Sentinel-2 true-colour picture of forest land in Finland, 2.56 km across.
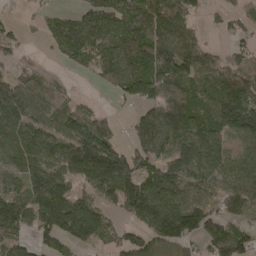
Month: April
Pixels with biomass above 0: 76%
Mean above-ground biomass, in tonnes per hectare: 87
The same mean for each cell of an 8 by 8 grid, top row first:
9 41 78 102 135 101 20 51
40 26 92 100 111 151 46 33
74 37 7 81 153 116 91 104
121 65 59 25 60 107 86 175
102 91 159 106 89 89 111 59
68 95 94 166 120 104 67 91
105 120 99 45 139 149 84 76
70 66 77 46 85 124 90 100
